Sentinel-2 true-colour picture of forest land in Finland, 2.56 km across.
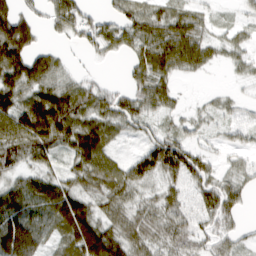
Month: March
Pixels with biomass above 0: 80%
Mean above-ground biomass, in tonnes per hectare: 54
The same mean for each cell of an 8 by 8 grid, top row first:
66 42 62 39 73 62 26 17
94 22 25 40 72 93 48 32
75 68 35 9 62 36 4 14
84 112 76 71 60 26 21 36
83 78 77 38 37 75 21 26
38 51 58 63 58 67 58 39
52 67 100 55 43 60 74 39
105 32 105 82 57 57 44 28
